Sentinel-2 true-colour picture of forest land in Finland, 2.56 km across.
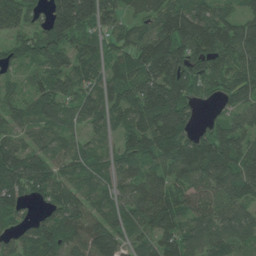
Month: June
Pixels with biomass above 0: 92%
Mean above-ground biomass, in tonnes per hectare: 100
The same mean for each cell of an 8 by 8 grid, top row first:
111 103 197 80 72 151 112 84
62 107 81 69 114 142 117 137
34 94 98 91 129 155 95 114
72 88 90 86 139 154 17 75
88 71 51 48 117 126 127 102
140 109 77 75 90 96 129 119
81 65 102 91 126 117 93 77
68 129 110 110 68 132 116 84
